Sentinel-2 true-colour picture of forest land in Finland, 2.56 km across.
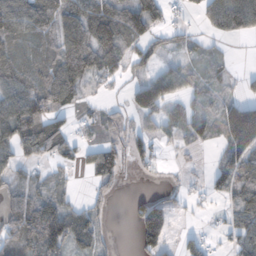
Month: November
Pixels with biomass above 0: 65%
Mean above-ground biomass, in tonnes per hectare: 62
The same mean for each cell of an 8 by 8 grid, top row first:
115 86 97 110 103 16 82 121
68 61 137 135 54 24 17 1
81 78 88 37 48 63 39 17
118 104 22 26 79 43 56 148
94 105 40 47 43 37 32 160
41 29 10 53 9 6 13 68
85 106 45 17 84 26 12 61
81 134 75 10 86 19 28 68
